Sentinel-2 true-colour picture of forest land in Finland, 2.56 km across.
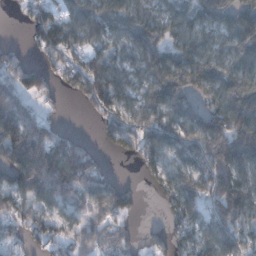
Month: December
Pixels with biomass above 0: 79%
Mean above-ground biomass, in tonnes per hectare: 109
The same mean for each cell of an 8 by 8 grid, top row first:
17 94 105 110 105 95 107 110
27 100 89 75 131 92 103 132
102 63 111 143 112 195 134 143
167 34 19 89 129 148 111 194
174 194 75 48 129 130 190 278
103 217 185 42 32 94 157 141
79 77 67 143 13 105 115 202
46 70 69 60 33 82 117 145
